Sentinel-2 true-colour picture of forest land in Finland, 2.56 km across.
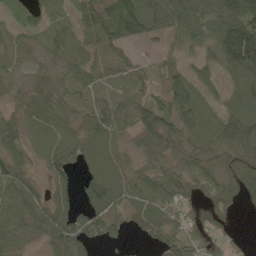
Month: May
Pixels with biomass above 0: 87%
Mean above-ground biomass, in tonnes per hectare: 60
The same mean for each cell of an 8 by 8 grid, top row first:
46 46 62 112 97 79 76 129
36 47 60 70 12 29 49 179
34 55 55 47 39 69 39 78
39 69 36 60 78 82 39 89
61 43 48 39 72 67 42 81
83 46 35 47 56 70 67 73
78 85 59 66 49 56 59 22
75 66 80 35 22 70 53 13
